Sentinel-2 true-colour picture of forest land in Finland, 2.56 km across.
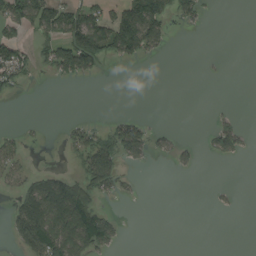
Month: August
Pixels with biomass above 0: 29%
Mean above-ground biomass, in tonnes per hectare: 38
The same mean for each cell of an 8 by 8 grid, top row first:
94 106 104 74 125 42 9 0
73 52 147 82 81 1 0 0
58 7 26 1 0 0 2 0
0 0 0 5 6 0 3 7
26 2 55 86 78 30 23 42
39 64 53 83 2 4 0 0
70 163 135 11 0 0 3 3
54 143 129 51 0 0 0 0
